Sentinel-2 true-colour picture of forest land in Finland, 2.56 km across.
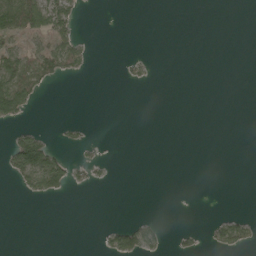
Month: May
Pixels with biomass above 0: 16%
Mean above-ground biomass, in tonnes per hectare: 17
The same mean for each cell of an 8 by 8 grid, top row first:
113 95 21 0 0 0 0 0
49 62 42 0 0 0 0 0
119 50 6 0 13 0 0 0
64 0 0 0 0 0 0 0
61 44 15 1 0 0 0 0
38 109 14 4 0 0 0 0
0 0 0 0 0 0 0 1
0 0 0 36 50 12 15 42
